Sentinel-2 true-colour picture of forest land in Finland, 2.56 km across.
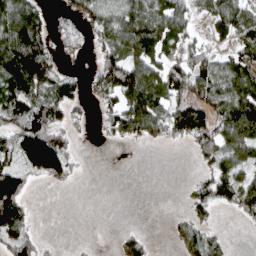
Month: April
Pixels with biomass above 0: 59%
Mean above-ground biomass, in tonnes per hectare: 55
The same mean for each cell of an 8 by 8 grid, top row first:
108 26 48 55 89 72 48 72
127 46 26 63 95 59 40 44
114 70 33 95 111 78 85 90
69 75 24 47 128 77 87 123
82 125 13 15 29 24 69 125
83 68 10 0 0 0 49 87
102 0 0 0 0 2 47 62
77 5 2 3 28 20 66 0
